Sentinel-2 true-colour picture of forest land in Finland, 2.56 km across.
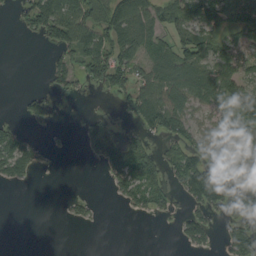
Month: September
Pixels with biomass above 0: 50%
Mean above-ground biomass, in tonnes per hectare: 44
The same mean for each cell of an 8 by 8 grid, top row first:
20 116 104 91 70 63 77 71
0 26 96 80 54 64 68 45
0 22 37 74 54 82 82 61
5 31 5 10 78 77 41 84
66 10 17 59 44 44 51 61
55 0 0 42 78 47 92 46
0 0 20 1 36 21 57 68
0 0 0 0 0 14 41 70
